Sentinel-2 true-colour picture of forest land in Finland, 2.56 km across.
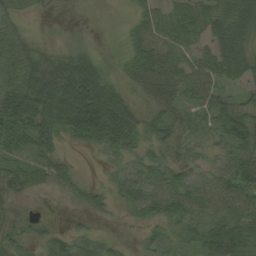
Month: August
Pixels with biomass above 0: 82%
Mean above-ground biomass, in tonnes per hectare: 46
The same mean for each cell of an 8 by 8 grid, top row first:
33 6 0 0 32 50 59 72
68 17 22 5 49 45 39 63
76 109 158 39 61 57 59 40
101 90 152 108 39 36 48 57
45 41 26 56 35 32 26 53
38 38 17 16 40 38 31 66
17 9 19 18 41 54 43 48
40 36 39 16 19 21 66 62
